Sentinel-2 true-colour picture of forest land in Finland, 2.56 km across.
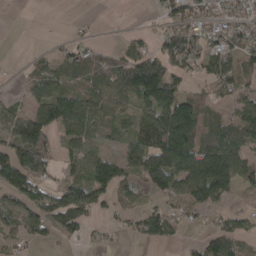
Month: April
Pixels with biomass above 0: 65%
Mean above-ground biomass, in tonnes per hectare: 63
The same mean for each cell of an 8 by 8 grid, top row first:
0 0 5 0 2 68 52 48
0 8 38 22 39 90 72 79
6 84 58 78 141 53 64 74
33 90 77 64 70 146 55 63
109 83 65 27 110 191 99 76
113 46 66 113 111 115 190 82
71 92 101 46 51 34 70 14
37 29 36 11 42 28 48 49
